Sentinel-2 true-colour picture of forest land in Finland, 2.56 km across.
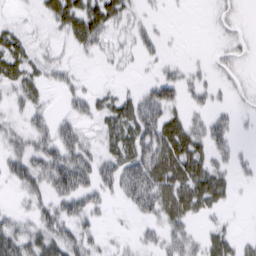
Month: March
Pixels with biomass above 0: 60%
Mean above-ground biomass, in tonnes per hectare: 31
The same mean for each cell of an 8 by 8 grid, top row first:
8 28 60 45 15 1 3 7
46 16 28 21 23 2 4 17
47 25 15 5 10 33 17 9
20 21 29 44 57 27 25 10
26 42 53 43 66 66 42 9
40 56 61 45 69 66 58 12
13 38 44 11 42 59 34 2
50 49 45 11 18 37 31 17
